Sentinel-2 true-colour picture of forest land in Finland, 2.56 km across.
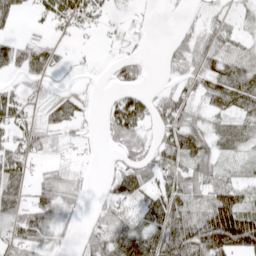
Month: April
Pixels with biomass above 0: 66%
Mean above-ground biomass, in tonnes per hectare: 45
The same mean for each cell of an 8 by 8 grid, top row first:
34 41 43 18 8 3 26 23
50 40 5 7 7 30 66 47
17 20 5 15 18 27 68 77
54 40 34 66 79 78 42 51
52 35 17 26 48 75 58 46
54 39 17 34 68 72 63 23
64 65 18 39 47 70 56 85
55 39 26 74 70 85 103 109
